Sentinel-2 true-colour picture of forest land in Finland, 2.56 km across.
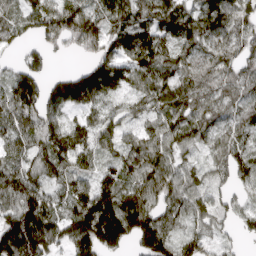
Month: April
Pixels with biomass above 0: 89%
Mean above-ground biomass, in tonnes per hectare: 104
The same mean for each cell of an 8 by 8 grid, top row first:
74 137 170 93 115 131 115 99
47 66 72 107 136 93 93 84
109 82 125 135 92 104 97 97
124 107 58 61 87 108 93 86
81 127 102 74 114 92 68 87
127 83 99 103 121 99 76 73
127 115 127 188 144 95 86 52
213 169 150 140 140 101 74 32
